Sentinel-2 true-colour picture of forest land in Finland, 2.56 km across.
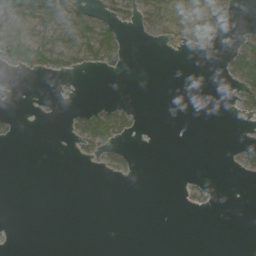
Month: June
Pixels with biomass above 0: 21%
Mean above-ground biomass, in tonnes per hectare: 17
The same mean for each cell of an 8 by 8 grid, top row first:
76 77 68 37 41 30 41 3
111 67 76 59 1 12 9 54
2 4 2 2 0 0 0 55
4 2 28 63 2 0 0 19
4 0 29 44 0 0 0 10
0 0 0 10 0 0 3 7
0 0 0 0 0 1 8 0
0 0 0 0 0 0 0 0
